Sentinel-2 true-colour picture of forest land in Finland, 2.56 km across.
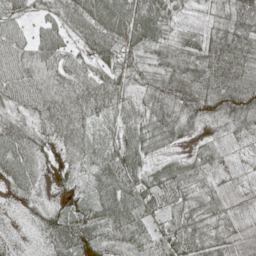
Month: May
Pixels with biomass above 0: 94%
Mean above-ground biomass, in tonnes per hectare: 54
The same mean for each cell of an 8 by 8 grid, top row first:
41 42 77 95 91 40 28 73
46 68 38 73 55 52 69 71
53 57 58 58 41 74 69 68
35 62 73 44 40 69 53 76
62 26 54 47 54 34 33 31
46 15 34 77 66 67 42 28
10 30 27 77 82 68 45 37
10 50 73 61 64 86 52 50
